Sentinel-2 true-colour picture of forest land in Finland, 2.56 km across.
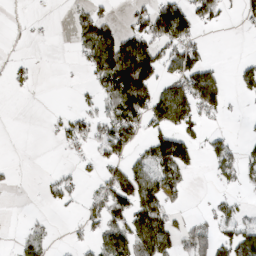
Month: March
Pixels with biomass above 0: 39%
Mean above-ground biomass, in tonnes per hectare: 47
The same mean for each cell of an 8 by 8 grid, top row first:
4 3 31 25 55 107 59 26
9 2 43 122 89 79 23 0
21 0 5 136 131 84 102 38
0 4 29 69 116 153 56 4
0 1 35 99 41 118 46 21
5 15 23 60 74 65 8 40
0 14 21 82 103 22 9 23
14 20 19 86 98 56 63 87
